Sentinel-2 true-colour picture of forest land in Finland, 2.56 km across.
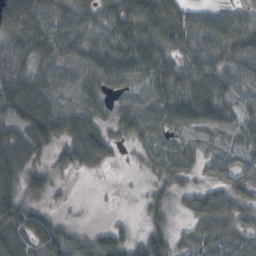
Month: October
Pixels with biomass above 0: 88%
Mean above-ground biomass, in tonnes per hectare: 57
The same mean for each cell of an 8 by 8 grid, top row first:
89 62 57 63 75 58 52 48
65 68 64 64 67 54 76 84
87 66 65 57 49 73 86 58
71 79 83 37 51 70 68 53
77 64 106 44 33 41 29 29
61 54 18 3 13 43 41 66
92 26 5 1 27 23 84 64
55 106 50 71 63 39 61 37
